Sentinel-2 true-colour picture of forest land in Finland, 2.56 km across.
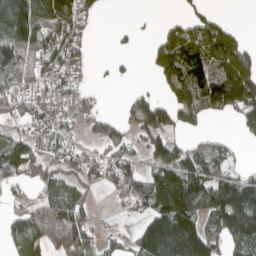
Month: April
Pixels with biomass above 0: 61%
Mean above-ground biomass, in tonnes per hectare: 82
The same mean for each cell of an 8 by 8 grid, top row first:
120 134 90 1 3 16 48 0
109 106 72 9 11 129 130 90
66 75 43 14 3 128 143 175
47 74 46 14 91 106 100 104
85 84 35 68 54 67 31 19
69 69 60 75 80 168 107 68
32 107 76 11 56 212 129 210
85 137 112 27 143 261 101 129
